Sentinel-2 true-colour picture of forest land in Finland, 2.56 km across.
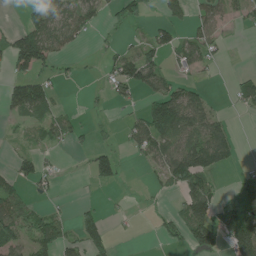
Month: June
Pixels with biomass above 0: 45%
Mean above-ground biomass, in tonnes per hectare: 50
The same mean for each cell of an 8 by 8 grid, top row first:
4 91 87 29 42 44 58 25
115 105 17 21 54 66 55 0
66 46 11 57 107 41 9 33
59 61 10 10 66 164 81 15
11 33 17 19 86 96 117 18
54 30 5 48 8 91 67 22
87 25 29 3 5 23 84 116
77 80 67 40 0 24 81 118
